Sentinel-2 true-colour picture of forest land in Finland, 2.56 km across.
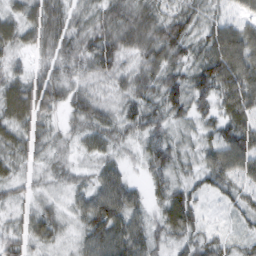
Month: February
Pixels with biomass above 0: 96%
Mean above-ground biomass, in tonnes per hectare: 54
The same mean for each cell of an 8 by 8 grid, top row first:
48 81 45 70 72 58 45 41
47 54 61 76 70 74 68 97
55 63 43 46 61 64 83 85
77 49 59 43 63 56 44 55
59 40 31 45 41 51 44 61
36 31 29 62 26 48 52 52
28 35 47 105 44 63 15 43
45 46 42 99 66 37 50 35
